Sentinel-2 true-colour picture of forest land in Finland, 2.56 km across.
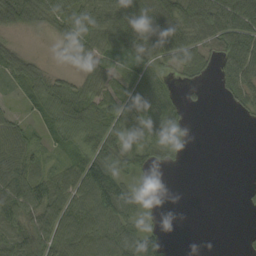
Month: September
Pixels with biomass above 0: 73%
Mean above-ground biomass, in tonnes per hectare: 48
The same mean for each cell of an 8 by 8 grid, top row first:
93 60 57 81 89 92 100 99
35 8 49 59 78 78 50 92
47 48 37 48 62 27 17 74
21 55 81 66 64 41 5 20
69 30 50 61 45 45 0 0
92 40 65 68 20 0 0 1
71 68 62 80 23 0 0 4
56 65 72 77 60 2 0 5
